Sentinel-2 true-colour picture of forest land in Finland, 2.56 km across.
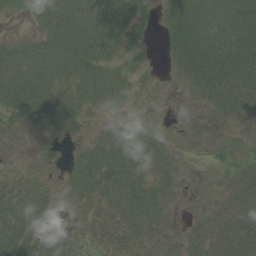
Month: August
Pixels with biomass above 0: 75%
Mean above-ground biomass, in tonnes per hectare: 26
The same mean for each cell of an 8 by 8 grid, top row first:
4 34 47 43 16 32 28 41
24 33 52 33 10 26 35 47
45 32 47 36 10 8 47 48
27 26 27 15 16 2 21 35
3 7 10 38 37 7 14 6
13 8 29 42 29 14 1 25
37 26 13 22 39 8 11 36
45 33 12 21 25 18 37 40
